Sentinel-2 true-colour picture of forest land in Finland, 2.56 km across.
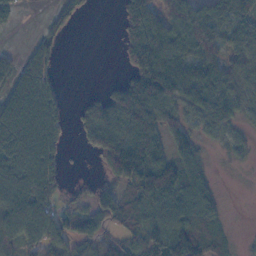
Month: November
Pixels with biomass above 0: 69%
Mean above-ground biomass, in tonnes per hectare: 68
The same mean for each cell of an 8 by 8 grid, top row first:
26 15 20 2 144 96 78 74
9 43 0 1 140 97 87 65
47 60 0 12 85 139 99 60
121 95 38 125 90 64 124 47
103 111 21 110 131 64 27 29
79 67 4 54 116 130 36 2
133 86 44 110 63 90 69 0
89 117 68 38 44 98 80 10
